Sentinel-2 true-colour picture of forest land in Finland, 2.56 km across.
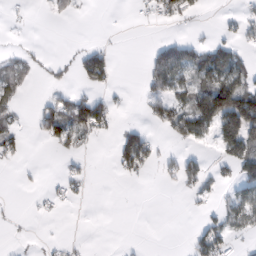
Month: February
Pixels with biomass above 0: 30%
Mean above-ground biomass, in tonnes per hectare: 33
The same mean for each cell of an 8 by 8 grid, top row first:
2 8 5 0 6 37 3 22
7 5 18 15 7 66 55 33
37 14 25 22 26 72 69 99
27 60 86 41 20 75 156 212
40 28 29 16 88 22 20 132
5 1 22 5 19 54 40 59
1 6 4 2 2 2 15 70
5 9 5 0 2 0 68 11
